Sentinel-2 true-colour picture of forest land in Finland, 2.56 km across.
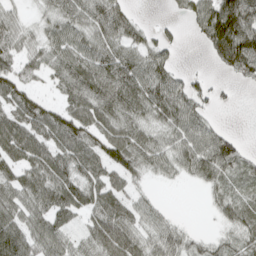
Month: April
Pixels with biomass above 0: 78%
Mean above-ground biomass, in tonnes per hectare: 52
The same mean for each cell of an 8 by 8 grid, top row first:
32 37 62 89 7 19 108 139
56 56 64 64 53 26 49 140
64 32 79 78 78 47 18 28
52 54 52 64 58 80 29 2
53 49 70 68 56 59 70 21
57 66 53 41 31 29 51 27
70 70 44 53 36 3 9 41
92 77 35 56 47 48 21 34
